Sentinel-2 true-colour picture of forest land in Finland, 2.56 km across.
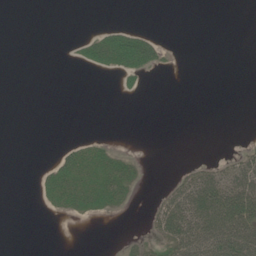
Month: June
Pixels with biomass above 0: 22%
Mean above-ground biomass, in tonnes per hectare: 17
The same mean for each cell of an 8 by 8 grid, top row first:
0 0 0 0 0 0 0 0
0 0 14 69 58 2 0 0
0 0 0 2 10 0 0 0
0 0 0 0 0 0 0 0
0 0 20 11 0 0 0 2
0 23 50 49 10 11 41 48
0 12 32 23 3 71 104 117
0 0 0 0 12 68 96 100
